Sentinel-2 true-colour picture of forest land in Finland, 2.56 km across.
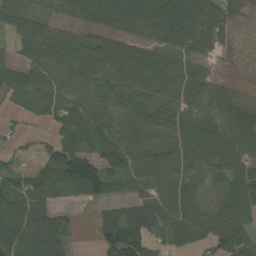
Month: September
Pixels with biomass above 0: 81%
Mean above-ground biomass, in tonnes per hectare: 67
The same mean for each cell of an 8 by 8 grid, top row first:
59 33 55 97 97 116 80 17
44 88 66 67 67 75 44 9
53 56 67 59 89 93 53 4
16 35 60 38 67 62 55 68
20 34 79 75 83 82 107 93
54 79 158 72 71 80 43 93
80 56 16 55 87 90 41 96
102 123 7 95 96 68 66 89
